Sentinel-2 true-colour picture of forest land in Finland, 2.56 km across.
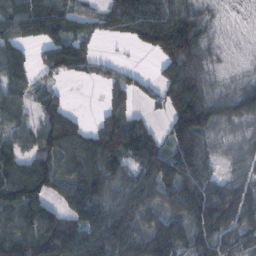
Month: February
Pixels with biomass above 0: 83%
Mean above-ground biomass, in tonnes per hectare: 109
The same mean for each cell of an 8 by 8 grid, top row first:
134 187 80 113 180 126 43 7
92 106 96 3 62 151 61 12
107 47 39 79 36 218 73 39
78 98 19 83 42 172 142 112
81 124 132 169 168 121 62 48
186 165 128 117 132 188 98 61
163 85 150 111 105 96 172 114
128 166 149 167 149 137 142 97
